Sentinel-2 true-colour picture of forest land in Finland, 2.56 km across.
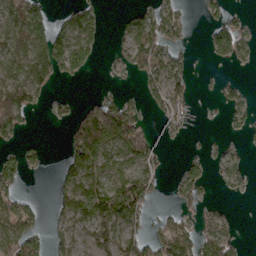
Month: March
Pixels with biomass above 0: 49%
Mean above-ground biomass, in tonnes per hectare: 45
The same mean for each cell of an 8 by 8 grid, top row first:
82 39 65 3 50 54 29 16
76 89 83 10 101 48 30 56
82 53 14 11 53 52 3 13
70 15 46 99 29 57 3 41
25 6 91 77 72 11 8 8
47 5 77 57 61 18 25 31
62 11 63 110 61 18 14 0
72 32 15 81 69 104 73 16
